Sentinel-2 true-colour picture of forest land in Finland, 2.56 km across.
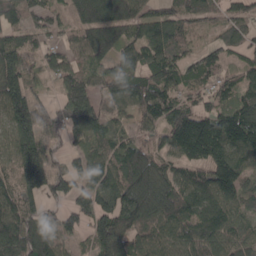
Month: April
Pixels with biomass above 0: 87%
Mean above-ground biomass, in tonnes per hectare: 121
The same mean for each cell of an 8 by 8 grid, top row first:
105 91 105 179 104 117 80 88
144 68 97 127 129 121 54 90
166 50 103 132 145 110 84 88
172 90 171 83 120 146 114 157
140 100 56 95 94 147 198 146
132 158 107 127 215 111 117 92
144 72 110 150 204 148 139 83
182 141 47 183 98 109 139 105
